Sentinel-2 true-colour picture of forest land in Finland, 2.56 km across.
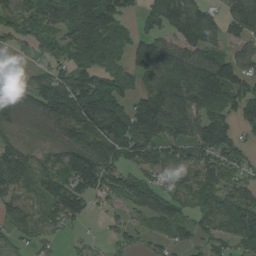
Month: August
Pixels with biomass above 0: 80%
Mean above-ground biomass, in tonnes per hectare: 83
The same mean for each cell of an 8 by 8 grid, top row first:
80 77 159 123 56 142 88 87
28 50 108 72 124 93 98 49
17 92 117 94 76 152 159 114
63 95 143 129 141 134 96 77
53 35 79 103 120 79 125 68
109 92 136 72 49 61 74 64
67 62 67 23 74 65 72 105
34 24 15 33 48 50 62 77
